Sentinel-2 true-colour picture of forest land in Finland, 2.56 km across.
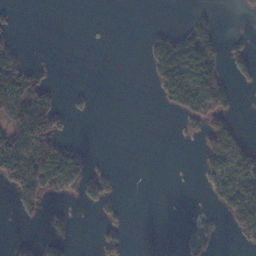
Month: November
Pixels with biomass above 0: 28%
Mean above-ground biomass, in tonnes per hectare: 36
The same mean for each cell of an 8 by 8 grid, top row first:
9 0 0 0 0 0 22 10
45 0 0 1 25 105 95 20
127 28 0 0 5 127 117 21
85 105 12 0 0 38 99 10
77 141 17 0 0 0 59 49
126 169 91 24 0 0 40 95
24 26 11 21 0 0 8 108
11 35 3 29 0 3 34 18
